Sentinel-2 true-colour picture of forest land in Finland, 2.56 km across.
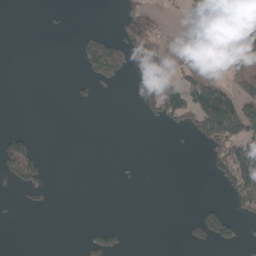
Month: April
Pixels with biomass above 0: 25%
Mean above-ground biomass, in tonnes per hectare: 31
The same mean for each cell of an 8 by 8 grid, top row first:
0 2 0 3 45 6 97 104
0 0 17 47 42 48 37 75
0 0 10 24 52 89 91 65
0 0 0 0 21 84 206 148
52 0 0 0 0 1 57 136
65 16 0 2 2 0 12 128
3 8 0 0 0 0 26 43
0 0 6 25 0 1 46 23
